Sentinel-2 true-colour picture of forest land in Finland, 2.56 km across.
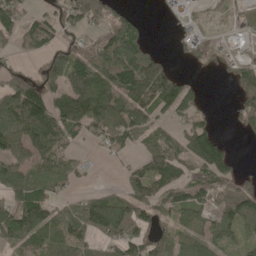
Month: May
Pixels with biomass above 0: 69%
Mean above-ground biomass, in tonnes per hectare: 80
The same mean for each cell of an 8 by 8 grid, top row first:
93 45 84 64 9 24 15 32
50 66 53 124 74 14 41 4
83 86 155 116 160 85 5 73
180 155 196 131 100 103 27 82
100 154 32 62 54 60 165 6
143 77 42 9 89 81 98 57
127 88 60 105 76 100 76 134
89 87 64 75 91 72 70 48
